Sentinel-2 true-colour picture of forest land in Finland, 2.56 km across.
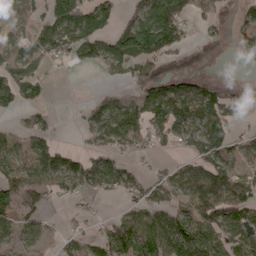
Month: April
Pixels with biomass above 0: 62%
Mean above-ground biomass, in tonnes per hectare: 67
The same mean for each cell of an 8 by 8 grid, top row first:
33 85 127 63 99 114 32 40
77 89 96 108 152 76 8 29
77 24 0 18 73 64 27 8
38 31 16 95 97 129 108 41
44 83 14 85 40 56 141 35
63 80 111 102 35 64 166 58
79 26 16 6 62 60 101 101
39 28 43 103 111 127 75 78
